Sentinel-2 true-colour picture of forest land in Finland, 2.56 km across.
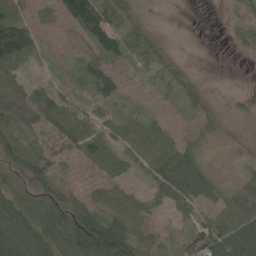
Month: May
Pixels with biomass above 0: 80%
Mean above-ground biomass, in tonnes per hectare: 52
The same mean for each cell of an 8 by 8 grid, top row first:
62 18 115 74 24 0 1 13
175 18 16 70 56 8 0 14
53 23 33 68 15 28 4 0
66 78 39 27 20 8 25 9
53 40 55 43 54 47 18 7
61 71 15 24 27 105 65 16
117 115 75 58 54 35 36 74
132 103 149 169 51 37 126 118
